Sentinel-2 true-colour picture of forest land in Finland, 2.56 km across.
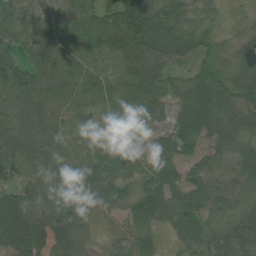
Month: July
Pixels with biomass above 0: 93%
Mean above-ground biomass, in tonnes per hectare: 77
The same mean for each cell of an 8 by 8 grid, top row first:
63 63 91 97 142 79 36 7
38 64 47 105 123 113 40 32
106 46 70 73 107 43 87 90
89 75 62 60 109 81 125 105
87 71 57 63 66 148 80 65
77 72 92 89 55 100 82 88
100 92 103 52 104 99 70 46
91 123 37 31 59 43 71 73
